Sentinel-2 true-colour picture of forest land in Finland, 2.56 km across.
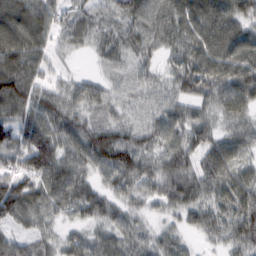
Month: February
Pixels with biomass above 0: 94%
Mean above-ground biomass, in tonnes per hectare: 67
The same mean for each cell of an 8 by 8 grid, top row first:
108 74 56 54 91 74 89 82
115 57 26 59 58 66 77 103
115 38 34 38 42 54 83 99
76 82 58 43 50 62 43 61
79 93 84 116 60 72 68 52
97 94 69 62 71 94 72 64
100 64 58 49 30 54 61 79
56 38 51 62 45 43 23 64
